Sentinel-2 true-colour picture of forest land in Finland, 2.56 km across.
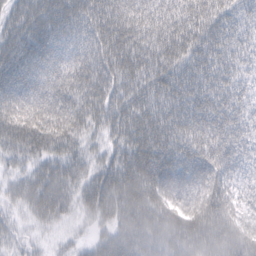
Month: February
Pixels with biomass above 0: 96%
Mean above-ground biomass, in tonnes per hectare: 61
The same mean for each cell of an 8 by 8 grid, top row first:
44 69 83 92 80 78 64 38
61 82 72 85 79 74 58 42
72 77 77 62 65 69 61 40
69 71 66 64 64 66 63 48
54 60 43 40 71 71 66 50
27 55 46 61 87 75 68 40
24 64 36 65 79 70 74 41
23 14 18 57 72 66 63 67
